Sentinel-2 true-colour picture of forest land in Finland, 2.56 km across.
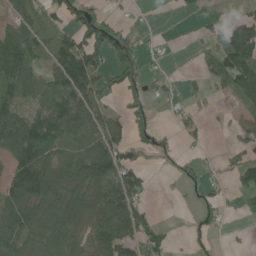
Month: June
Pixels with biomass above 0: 58%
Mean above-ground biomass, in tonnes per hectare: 60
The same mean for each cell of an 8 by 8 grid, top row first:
51 44 64 21 4 7 20 34
95 57 117 78 17 2 44 147
93 69 140 42 39 15 42 123
72 110 105 36 34 15 9 31
111 118 71 80 32 12 13 27
100 128 101 107 41 8 19 64
126 102 92 121 42 1 30 12
126 96 68 134 76 9 14 4
